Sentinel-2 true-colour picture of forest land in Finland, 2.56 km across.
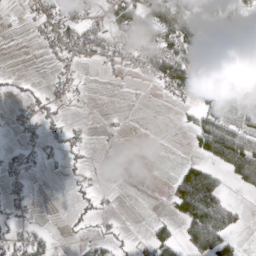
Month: March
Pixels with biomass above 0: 43%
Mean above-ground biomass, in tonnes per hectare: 29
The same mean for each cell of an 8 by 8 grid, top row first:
3 27 31 36 37 56 44 43
0 15 33 26 39 63 31 54
8 7 9 2 9 71 71 58
8 19 2 1 0 6 49 54
9 16 14 0 0 0 87 110
15 3 10 0 0 37 93 63
11 2 14 3 0 44 117 14
25 27 10 21 11 38 96 21
